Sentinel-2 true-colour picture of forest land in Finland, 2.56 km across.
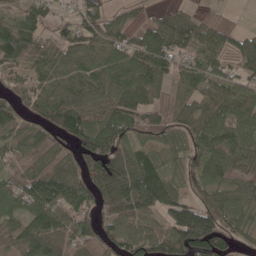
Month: May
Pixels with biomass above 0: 85%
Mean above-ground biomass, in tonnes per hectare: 82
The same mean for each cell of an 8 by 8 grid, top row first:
56 57 65 45 21 51 37 11
130 70 84 76 91 77 77 85
68 67 79 81 97 44 79 67
87 89 131 96 89 69 78 94
63 99 89 104 48 67 84 79
81 140 93 111 138 54 76 54
56 127 100 98 112 122 103 76
51 112 86 81 98 117 126 50
